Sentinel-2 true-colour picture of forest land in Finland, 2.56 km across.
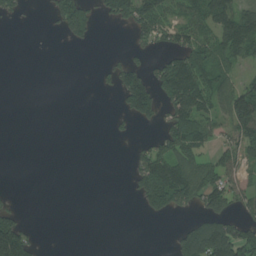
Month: July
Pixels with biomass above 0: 38%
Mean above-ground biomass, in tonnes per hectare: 59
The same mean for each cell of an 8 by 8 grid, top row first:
32 20 125 71 117 62 147 128
0 0 12 2 36 81 104 142
0 0 0 44 116 188 113 56
0 0 0 10 106 123 89 169
0 0 0 4 32 135 62 98
0 0 0 0 126 170 100 68
37 0 0 0 44 79 91 57
196 1 0 0 0 52 195 143
